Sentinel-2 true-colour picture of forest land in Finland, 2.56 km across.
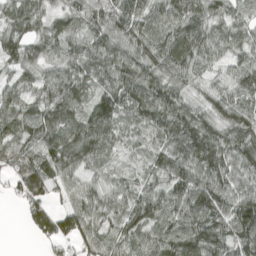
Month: April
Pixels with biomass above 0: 93%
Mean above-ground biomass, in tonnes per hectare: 81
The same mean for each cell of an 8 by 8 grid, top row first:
85 55 67 85 85 96 81 51
93 69 76 98 98 124 82 67
48 59 89 98 115 83 51 79
65 85 66 104 110 118 75 95
72 98 113 62 47 98 122 102
68 81 53 38 49 107 105 86
15 74 58 67 98 103 115 110
0 59 71 47 70 116 127 96
